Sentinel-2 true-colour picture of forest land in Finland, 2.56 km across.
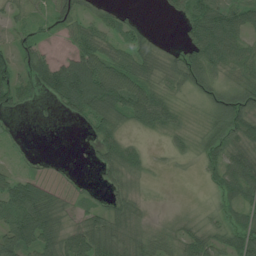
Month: July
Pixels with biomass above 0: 73%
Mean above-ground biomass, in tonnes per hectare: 44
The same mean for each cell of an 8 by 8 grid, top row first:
22 29 40 27 6 23 73 64
36 21 57 48 44 14 85 55
59 73 147 115 65 37 46 52
32 3 51 69 82 29 33 76
8 0 2 62 18 18 43 66
32 10 3 35 25 2 22 92
77 60 20 44 23 7 23 56
88 53 59 51 43 39 52 66
